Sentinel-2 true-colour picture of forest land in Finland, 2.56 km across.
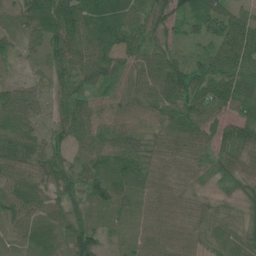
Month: July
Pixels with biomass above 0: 96%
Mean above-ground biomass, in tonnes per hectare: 58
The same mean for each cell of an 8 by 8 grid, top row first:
37 82 86 97 75 55 87 53
39 66 78 76 67 39 46 112
33 39 56 57 71 90 91 88
91 36 65 54 47 63 60 57
68 53 52 74 50 54 44 66
56 59 60 82 57 36 33 37
63 68 41 53 40 54 23 32
34 64 80 17 45 55 29 41
